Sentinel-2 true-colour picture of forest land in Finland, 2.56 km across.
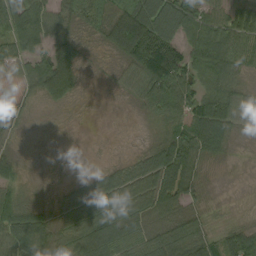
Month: September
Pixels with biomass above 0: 82%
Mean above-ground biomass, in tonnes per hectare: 61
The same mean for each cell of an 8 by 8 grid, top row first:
95 65 53 95 138 118 61 72
57 66 56 68 159 104 86 73
22 115 42 16 94 142 68 47
22 9 3 1 30 79 105 54
16 3 1 1 17 96 93 23
38 6 11 55 87 93 20 7
77 28 76 92 75 65 25 3
94 81 104 105 73 95 56 71
